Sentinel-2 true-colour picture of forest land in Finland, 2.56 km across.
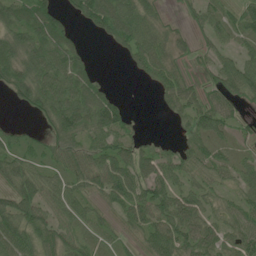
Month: June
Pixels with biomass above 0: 80%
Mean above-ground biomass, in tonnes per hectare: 54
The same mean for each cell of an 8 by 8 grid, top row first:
77 95 53 103 71 13 47 52
76 94 38 22 68 42 31 32
86 90 84 11 18 54 30 76
9 64 101 97 3 39 74 28
41 38 53 67 35 23 49 22
71 43 55 81 66 50 44 48
84 54 41 33 75 78 39 43
80 58 43 28 43 75 60 52
